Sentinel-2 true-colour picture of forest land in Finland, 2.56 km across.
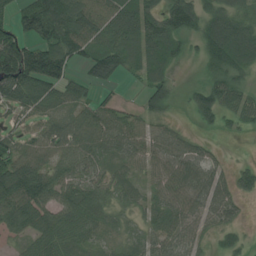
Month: July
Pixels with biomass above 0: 80%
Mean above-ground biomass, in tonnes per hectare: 66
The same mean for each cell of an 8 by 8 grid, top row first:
60 133 100 83 94 110 85 61
122 103 76 90 103 55 91 116
146 127 37 40 50 24 62 54
52 54 53 56 50 13 73 62
44 64 85 78 61 55 20 2
112 81 59 46 38 73 68 44
88 70 87 54 48 73 71 27
25 70 50 26 46 63 24 30
